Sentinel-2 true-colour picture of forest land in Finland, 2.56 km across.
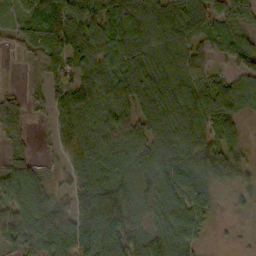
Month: October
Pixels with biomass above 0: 87%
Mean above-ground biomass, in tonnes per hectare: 79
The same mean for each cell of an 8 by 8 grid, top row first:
22 99 74 87 92 94 82 51
22 71 95 74 83 73 35 80
7 59 94 94 107 99 81 78
68 51 109 112 94 108 127 68
44 15 114 94 87 102 112 58
109 30 105 103 80 103 110 76
98 99 90 125 71 94 47 22
83 106 108 106 65 82 15 6
